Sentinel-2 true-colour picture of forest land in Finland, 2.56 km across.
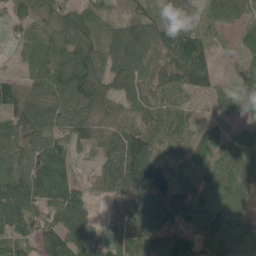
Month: May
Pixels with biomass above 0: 92%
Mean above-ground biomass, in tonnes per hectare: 81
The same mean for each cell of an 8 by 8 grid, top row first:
50 62 76 35 56 67 54 72
20 91 102 79 94 139 64 34
51 86 127 91 83 73 69 40
104 87 87 63 78 60 20 46
90 86 52 70 118 73 63 61
97 136 39 118 149 73 84 83
108 80 97 48 104 108 137 76
75 119 117 52 82 110 119 84
